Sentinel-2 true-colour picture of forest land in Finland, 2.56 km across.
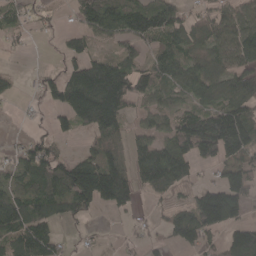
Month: April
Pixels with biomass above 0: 69%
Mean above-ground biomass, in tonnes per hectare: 82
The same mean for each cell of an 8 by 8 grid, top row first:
44 23 65 123 121 72 66 97
18 1 70 32 51 80 76 127
16 44 166 179 88 77 113 114
6 27 156 139 45 57 98 132
21 51 13 57 62 111 162 131
63 120 185 174 95 121 17 147
113 95 88 70 12 58 197 93
84 85 12 6 30 57 55 122
